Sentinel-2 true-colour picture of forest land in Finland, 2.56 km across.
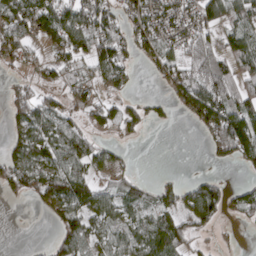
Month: April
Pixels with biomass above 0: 61%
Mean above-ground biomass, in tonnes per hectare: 57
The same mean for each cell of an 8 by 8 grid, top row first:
92 97 93 60 72 60 85 69
76 41 70 109 51 55 70 75
23 26 38 59 6 78 125 79
63 70 42 46 38 26 116 99
51 86 83 20 4 0 39 119
78 91 84 34 11 9 25 7
2 38 86 57 47 70 129 58
0 15 69 58 70 90 18 5
